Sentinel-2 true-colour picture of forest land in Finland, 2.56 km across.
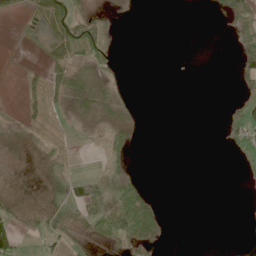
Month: June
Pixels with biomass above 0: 30%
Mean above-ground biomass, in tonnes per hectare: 14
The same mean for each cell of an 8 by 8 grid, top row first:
11 58 43 8 0 0 2 43
2 21 71 15 0 0 0 23
1 43 31 13 0 0 0 16
1 19 14 17 1 0 0 10
5 7 1 30 0 0 0 14
1 1 21 13 5 0 0 1
12 8 33 75 66 0 0 1
24 12 9 44 43 0 0 11
